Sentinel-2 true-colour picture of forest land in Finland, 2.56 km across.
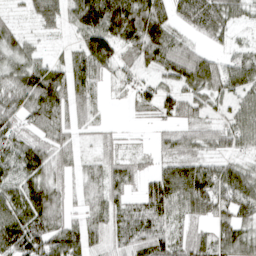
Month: April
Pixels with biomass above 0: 88%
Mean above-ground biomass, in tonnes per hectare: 68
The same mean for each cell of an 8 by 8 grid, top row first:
17 66 89 133 140 49 80 41
58 21 77 97 98 68 33 35
69 109 82 31 41 71 98 83
67 85 62 5 27 60 49 64
69 59 40 26 7 50 48 62
87 72 49 58 43 94 104 80
101 104 40 66 72 72 91 86
120 104 102 53 81 67 60 78
